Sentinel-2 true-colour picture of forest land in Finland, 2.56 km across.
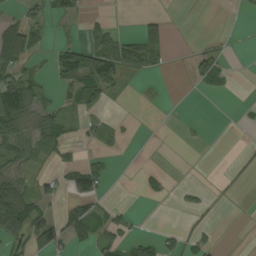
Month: September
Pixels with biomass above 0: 33%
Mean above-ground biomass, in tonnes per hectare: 23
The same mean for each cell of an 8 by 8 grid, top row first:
14 26 21 3 0 0 0 4
73 17 36 50 51 0 10 0
60 15 54 72 9 0 44 0
85 32 29 3 0 0 0 5
59 45 11 13 0 0 1 0
41 20 66 13 14 0 0 2
153 30 46 17 0 3 4 0
43 63 28 32 31 22 17 0
